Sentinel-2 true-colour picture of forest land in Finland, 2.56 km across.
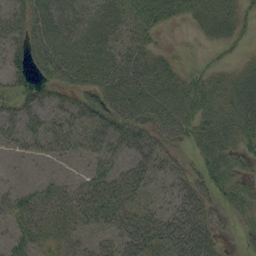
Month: September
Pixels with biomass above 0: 77%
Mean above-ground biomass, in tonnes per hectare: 38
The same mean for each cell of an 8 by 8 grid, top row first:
39 70 68 53 40 26 39 30
37 68 81 50 31 9 11 15
29 38 42 51 48 43 37 40
37 36 51 59 58 59 39 48
27 38 37 49 41 32 42 34
2 8 15 40 33 27 37 41
36 34 46 49 26 34 38 34
30 27 21 27 50 51 46 11
